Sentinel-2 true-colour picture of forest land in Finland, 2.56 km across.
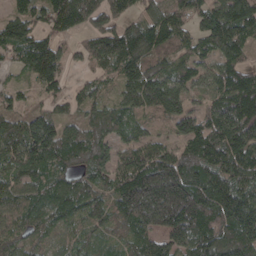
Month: April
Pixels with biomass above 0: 91%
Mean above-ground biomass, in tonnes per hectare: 118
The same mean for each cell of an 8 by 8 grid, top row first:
82 117 187 133 86 88 118 161
119 115 51 159 139 95 81 96
22 108 30 65 149 130 86 120
76 68 66 83 80 159 113 185
112 145 123 90 88 72 159 149
96 94 89 113 214 225 158 141
100 103 106 102 260 292 167 153
93 67 65 60 114 124 172 162
